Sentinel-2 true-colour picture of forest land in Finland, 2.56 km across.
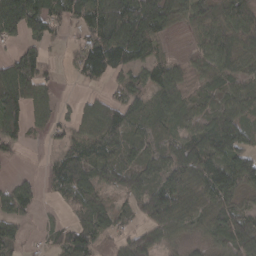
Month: March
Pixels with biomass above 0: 77%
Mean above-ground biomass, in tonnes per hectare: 60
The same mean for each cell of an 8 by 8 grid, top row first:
139 80 51 108 142 55 71 90
36 20 52 112 77 3 62 73
135 25 23 34 48 57 34 41
86 35 45 75 36 51 43 60
40 19 64 73 44 50 79 82
21 36 76 46 52 87 96 98
64 5 61 52 68 87 69 56
49 17 65 34 84 35 41 86
